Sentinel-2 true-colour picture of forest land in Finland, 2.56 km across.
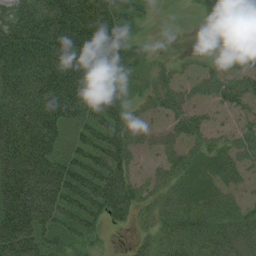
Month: August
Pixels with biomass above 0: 85%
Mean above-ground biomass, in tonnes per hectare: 60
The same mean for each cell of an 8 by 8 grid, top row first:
54 105 127 91 24 0 48 76
88 104 118 114 17 2 15 80
77 96 101 48 19 31 39 47
74 91 77 79 24 42 26 28
84 81 47 73 23 34 31 38
122 105 80 91 24 37 26 25
129 107 92 83 32 46 37 26
117 66 46 3 26 54 55 53
